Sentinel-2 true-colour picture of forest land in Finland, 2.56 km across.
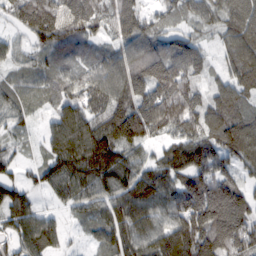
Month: February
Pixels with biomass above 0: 90%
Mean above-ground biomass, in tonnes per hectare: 98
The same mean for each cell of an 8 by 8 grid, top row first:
74 138 82 97 73 59 69 117
57 79 81 65 105 104 42 119
46 50 74 107 125 144 45 103
67 37 110 132 146 152 109 96
33 59 140 153 82 95 111 162
51 88 119 122 102 111 132 65
120 32 60 99 120 110 178 133
88 109 19 100 104 165 166 146
